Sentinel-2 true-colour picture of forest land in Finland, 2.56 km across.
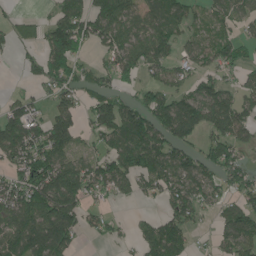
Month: June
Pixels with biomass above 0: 68%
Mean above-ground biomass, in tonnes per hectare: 87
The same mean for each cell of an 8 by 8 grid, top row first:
23 32 98 143 82 79 52 65
39 110 85 81 108 66 75 65
4 88 60 52 49 58 71 50
100 66 62 114 117 149 121 107
157 164 69 86 163 108 71 75
78 181 136 116 116 124 89 73
115 156 101 23 14 94 49 86
98 153 34 23 78 113 17 118
